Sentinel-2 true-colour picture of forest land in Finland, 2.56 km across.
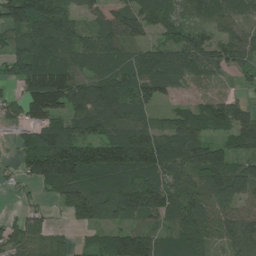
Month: July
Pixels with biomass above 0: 84%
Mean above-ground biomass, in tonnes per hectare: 85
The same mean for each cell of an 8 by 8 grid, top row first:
116 165 65 73 114 55 57 66
57 104 95 93 68 112 95 80
71 126 87 90 116 82 41 19
47 111 91 93 72 51 76 78
37 124 111 103 103 90 92 77
36 155 124 108 82 89 103 102
21 33 133 78 96 89 106 68
106 94 24 83 100 63 87 92
